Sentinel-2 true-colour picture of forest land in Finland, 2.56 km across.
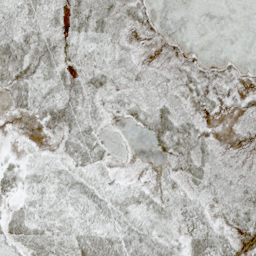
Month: May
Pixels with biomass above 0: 69%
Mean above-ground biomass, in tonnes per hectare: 18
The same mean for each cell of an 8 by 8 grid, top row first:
18 12 25 16 21 0 0 0
52 30 25 20 5 14 2 0
50 23 20 20 16 17 22 10
15 43 27 9 26 30 7 12
3 6 22 7 8 37 14 3
23 16 16 6 2 18 14 8
17 16 19 21 14 22 14 23
23 21 36 43 37 22 45 18
